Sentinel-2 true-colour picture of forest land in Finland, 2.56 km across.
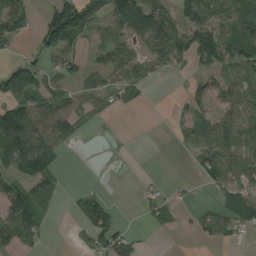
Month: August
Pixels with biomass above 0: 55%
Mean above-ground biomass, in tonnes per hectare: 58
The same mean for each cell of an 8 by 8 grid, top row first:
100 73 110 72 141 67 94 66
20 69 29 80 65 114 102 79
120 49 44 54 48 4 40 55
125 94 68 21 2 20 44 81
155 120 11 2 0 17 95 87
74 87 0 2 10 3 69 86
123 23 78 45 28 27 30 95
108 11 25 91 14 0 29 17
